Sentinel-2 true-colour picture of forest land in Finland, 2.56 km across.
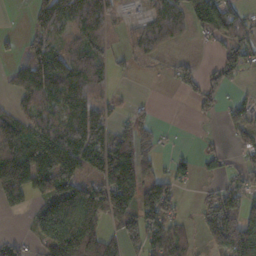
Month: November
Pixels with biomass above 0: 63%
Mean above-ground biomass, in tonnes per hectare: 70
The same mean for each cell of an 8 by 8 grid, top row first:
1 86 107 76 52 86 94 55
21 93 67 34 69 21 9 82
40 103 98 33 7 43 54 22
51 56 87 37 35 0 29 48
117 119 142 133 88 3 11 44
141 125 87 164 115 50 23 47
39 73 140 145 131 48 62 90
29 89 131 51 100 65 60 146
